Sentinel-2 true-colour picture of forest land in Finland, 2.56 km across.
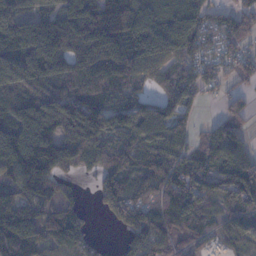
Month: November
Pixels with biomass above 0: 85%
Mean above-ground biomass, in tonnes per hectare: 117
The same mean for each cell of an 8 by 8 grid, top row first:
121 118 189 212 157 148 122 137
153 215 165 189 163 174 112 100
149 124 122 128 78 107 99 71
123 171 171 104 102 95 6 75
183 106 160 90 98 84 105 78
104 111 38 109 79 135 115 187
146 78 47 99 108 127 92 126
134 86 114 8 136 79 22 102
